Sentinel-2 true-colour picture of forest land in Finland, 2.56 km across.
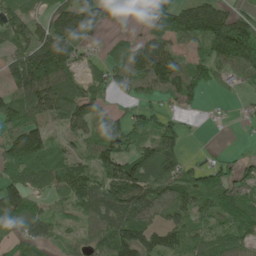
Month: May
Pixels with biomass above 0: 79%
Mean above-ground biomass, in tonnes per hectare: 79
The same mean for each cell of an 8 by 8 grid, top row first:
85 68 131 31 55 122 139 74
80 138 60 23 92 59 92 164
90 151 57 60 96 110 55 38
99 90 103 42 47 44 8 12
97 71 61 111 63 74 2 5
66 62 100 116 115 93 71 59
104 36 70 129 105 90 82 124
56 58 42 132 116 87 71 77
